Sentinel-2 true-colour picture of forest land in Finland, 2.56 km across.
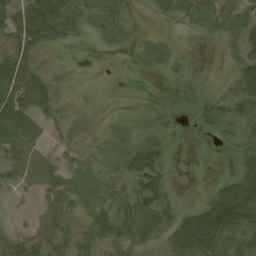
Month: August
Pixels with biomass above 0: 62%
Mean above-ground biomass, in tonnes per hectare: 24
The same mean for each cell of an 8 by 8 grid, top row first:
45 67 25 24 1 23 18 31
40 21 11 7 9 6 1 28
64 22 10 4 2 7 1 40
77 24 4 1 1 2 37 36
40 14 5 11 35 2 2 29
10 12 10 13 53 3 1 40
3 13 13 32 47 23 50 80
16 16 18 29 32 43 70 49
